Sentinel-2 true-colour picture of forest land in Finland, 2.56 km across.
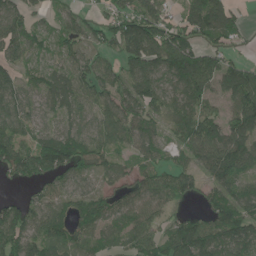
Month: June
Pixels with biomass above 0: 84%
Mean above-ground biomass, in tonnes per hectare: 86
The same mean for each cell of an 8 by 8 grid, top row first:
82 40 46 69 127 51 143 37
79 49 65 61 159 160 73 27
68 70 86 75 114 122 111 135
93 59 76 91 87 88 86 111
104 136 105 81 76 60 131 118
59 83 70 61 62 95 72 86
72 70 84 77 76 38 57 93
115 106 81 51 91 127 117 129
